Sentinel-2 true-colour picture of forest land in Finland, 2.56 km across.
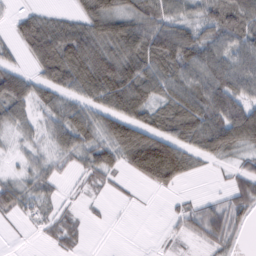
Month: February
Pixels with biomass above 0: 75%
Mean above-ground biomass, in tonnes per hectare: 55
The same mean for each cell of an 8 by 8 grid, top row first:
24 37 51 87 79 53 63 86
30 109 105 79 91 104 67 69
32 65 88 106 87 69 80 83
55 51 58 75 65 81 87 82
21 35 71 76 118 76 79 66
26 41 26 30 65 64 8 42
47 33 15 5 3 18 45 55
2 21 23 0 0 14 50 18
